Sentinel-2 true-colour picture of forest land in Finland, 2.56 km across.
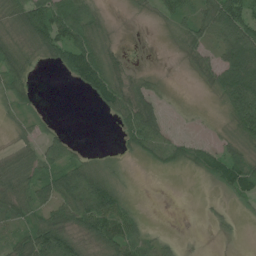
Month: July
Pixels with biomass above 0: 62%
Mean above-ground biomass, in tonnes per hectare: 37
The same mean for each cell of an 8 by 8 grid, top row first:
39 92 70 11 6 38 56 98
36 59 90 26 0 12 34 82
46 0 61 68 23 1 20 81
27 8 0 43 84 4 3 89
15 37 11 1 65 33 19 34
44 44 65 27 0 3 29 83
46 47 85 86 4 0 8 10
40 78 39 60 33 13 3 5
